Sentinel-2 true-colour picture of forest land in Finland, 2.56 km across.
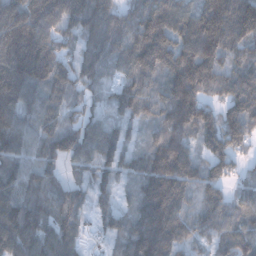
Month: December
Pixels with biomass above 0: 92%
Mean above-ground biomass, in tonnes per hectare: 120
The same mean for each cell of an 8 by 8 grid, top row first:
158 160 135 102 129 144 186 190
257 154 85 116 195 175 201 129
187 156 90 54 116 182 163 116
172 96 66 58 94 180 102 124
109 77 119 99 54 133 82 70
122 71 47 62 132 172 91 41
140 113 90 59 152 142 106 80
155 107 62 48 190 122 72 114
